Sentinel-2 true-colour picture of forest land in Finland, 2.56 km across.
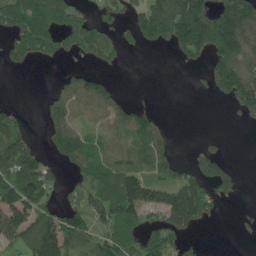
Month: May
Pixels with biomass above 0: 56%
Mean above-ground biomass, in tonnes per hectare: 87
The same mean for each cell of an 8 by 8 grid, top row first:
164 196 90 55 116 173 142 180
111 112 96 72 38 63 122 137
0 6 72 32 0 0 47 167
48 72 80 91 71 0 0 64
149 53 112 78 110 27 19 0
138 90 56 113 100 76 119 33
148 74 103 151 151 218 85 10
95 211 107 125 115 95 9 8
